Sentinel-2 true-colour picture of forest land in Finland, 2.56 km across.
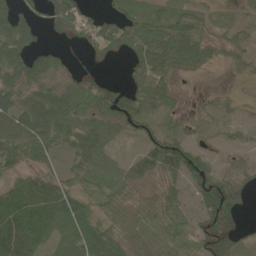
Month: May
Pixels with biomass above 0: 80%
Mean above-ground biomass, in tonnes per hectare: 54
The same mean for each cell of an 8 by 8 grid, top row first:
66 42 62 39 73 62 26 17
94 22 25 40 72 93 48 32
75 68 35 9 62 36 4 14
84 112 76 71 60 26 21 36
83 78 77 38 37 75 21 26
38 51 58 63 58 67 58 39
52 67 100 55 43 60 74 39
105 32 105 82 57 57 44 28
